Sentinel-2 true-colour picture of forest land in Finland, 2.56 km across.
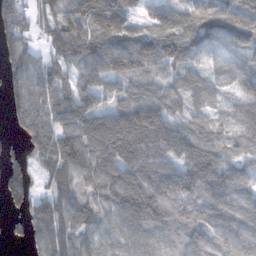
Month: November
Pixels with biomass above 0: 90%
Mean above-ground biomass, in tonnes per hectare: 112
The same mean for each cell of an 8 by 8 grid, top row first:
106 98 162 201 56 85 111 107
117 71 145 165 160 133 87 104
90 112 89 113 95 85 83 102
75 125 156 112 149 76 85 56
23 138 166 197 169 141 118 62
84 75 108 143 163 156 178 77
41 125 102 124 207 160 155 121
20 114 82 80 90 78 93 91
